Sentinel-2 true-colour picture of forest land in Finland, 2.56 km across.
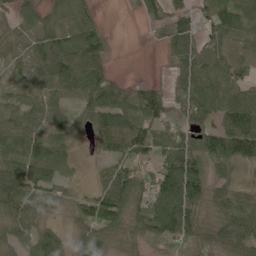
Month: June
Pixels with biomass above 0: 82%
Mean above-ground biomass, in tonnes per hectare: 58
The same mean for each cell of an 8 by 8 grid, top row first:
48 47 68 0 25 50 50 82
26 78 104 17 1 60 53 29
30 57 107 56 16 38 71 66
42 52 39 96 86 37 69 94
58 67 17 58 69 65 77 109
103 58 8 62 50 124 68 22
68 32 34 85 66 125 38 64
43 53 38 38 50 124 41 77
